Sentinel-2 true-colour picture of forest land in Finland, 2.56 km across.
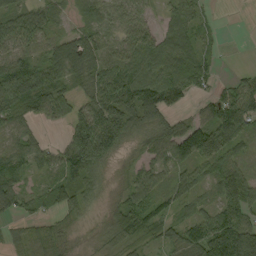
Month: September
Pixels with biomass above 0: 81%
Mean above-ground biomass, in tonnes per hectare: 59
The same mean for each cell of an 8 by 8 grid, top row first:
17 23 28 61 46 45 17 0
31 45 108 64 84 54 25 0
127 85 60 110 99 58 37 32
68 61 65 126 107 17 51 130
45 26 137 138 37 56 89 60
55 40 104 14 48 43 44 63
45 41 37 35 72 38 36 95
30 61 16 46 31 45 116 146
